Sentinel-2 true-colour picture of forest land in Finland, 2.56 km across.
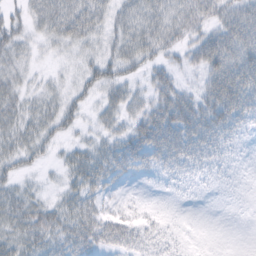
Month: February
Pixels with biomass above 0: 77%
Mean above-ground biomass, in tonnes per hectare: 27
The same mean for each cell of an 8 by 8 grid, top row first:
23 47 61 30 40 32 31 41
34 15 28 26 38 22 48 46
28 13 22 35 15 18 33 55
31 31 23 25 29 52 40 38
30 23 16 27 45 42 32 10
24 4 32 28 11 20 16 5
34 29 36 9 7 2 1 3
32 35 43 38 26 12 2 1
